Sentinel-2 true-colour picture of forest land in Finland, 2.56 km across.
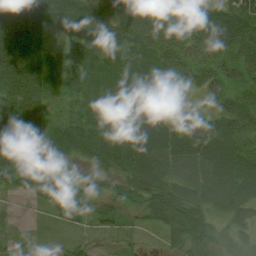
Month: August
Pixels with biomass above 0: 93%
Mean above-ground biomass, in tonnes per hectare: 57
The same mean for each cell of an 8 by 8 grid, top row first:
101 86 81 74 91 45 47 56
136 53 65 76 67 54 51 55
117 73 53 65 66 50 42 43
116 53 53 54 53 32 27 64
108 83 73 80 68 54 60 52
42 74 46 41 59 49 56 66
5 31 24 34 57 84 48 59
15 14 14 15 18 47 55 22
